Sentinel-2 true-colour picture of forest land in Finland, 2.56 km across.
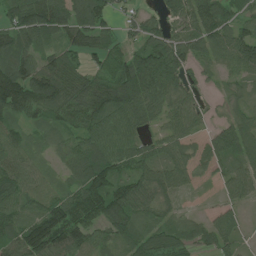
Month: July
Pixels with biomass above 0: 87%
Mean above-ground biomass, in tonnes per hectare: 84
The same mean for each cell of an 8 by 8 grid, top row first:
92 134 118 57 45 73 149 69
87 52 77 66 98 119 107 128
137 124 105 117 142 90 28 51
97 70 94 112 97 80 39 47
86 46 71 97 68 69 55 112
96 44 89 109 79 85 25 80
93 107 126 129 69 30 14 47
99 154 89 62 70 82 63 39
